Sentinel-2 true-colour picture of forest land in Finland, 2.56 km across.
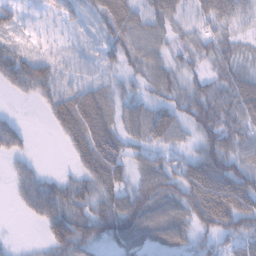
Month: February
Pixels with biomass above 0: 83%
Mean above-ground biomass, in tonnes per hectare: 50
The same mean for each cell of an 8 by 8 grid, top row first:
36 30 30 66 49 44 52 38
32 16 15 44 59 33 48 35
62 62 26 26 41 45 39 59
4 38 101 53 50 48 68 64
39 0 71 67 45 29 51 55
29 22 45 78 67 64 101 68
13 98 56 70 85 66 104 80
4 52 81 61 56 51 31 51
